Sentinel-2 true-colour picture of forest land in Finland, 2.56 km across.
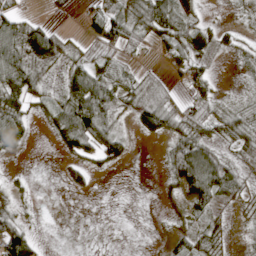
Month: April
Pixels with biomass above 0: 65%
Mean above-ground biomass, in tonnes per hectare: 33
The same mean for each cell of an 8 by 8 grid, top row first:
51 11 15 56 71 64 8 15
105 75 22 49 22 48 34 18
90 25 61 48 31 17 30 7
62 21 77 43 57 43 41 38
32 5 68 77 2 48 37 34
9 0 18 5 0 57 80 34
33 0 0 0 0 10 32 11
116 2 0 0 1 16 28 6
